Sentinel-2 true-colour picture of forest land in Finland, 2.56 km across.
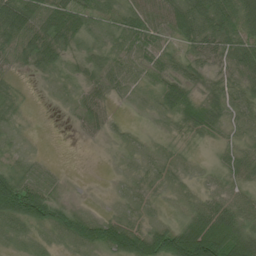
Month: July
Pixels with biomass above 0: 84%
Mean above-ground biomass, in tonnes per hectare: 41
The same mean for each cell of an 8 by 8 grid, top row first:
98 74 59 43 58 70 89 70
59 78 35 37 42 28 45 56
9 19 27 43 26 46 27 42
15 1 36 13 11 53 61 40
14 1 2 10 17 15 15 31
62 24 1 6 27 26 14 38
91 78 21 12 22 15 57 53
25 20 68 75 86 101 120 89
